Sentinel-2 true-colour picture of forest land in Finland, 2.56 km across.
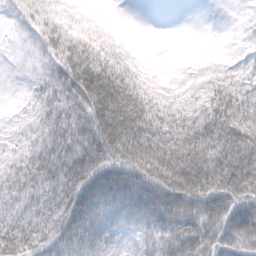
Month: February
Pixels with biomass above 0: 82%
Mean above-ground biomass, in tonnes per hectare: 46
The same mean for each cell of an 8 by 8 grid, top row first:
16 33 14 1 0 0 0 3
6 34 45 24 1 0 1 3
2 33 79 72 21 8 24 22
7 39 54 113 73 39 55 74
16 43 58 97 110 72 73 90
37 44 71 66 84 108 97 100
33 39 81 59 70 67 66 57
47 38 78 40 41 60 51 77
